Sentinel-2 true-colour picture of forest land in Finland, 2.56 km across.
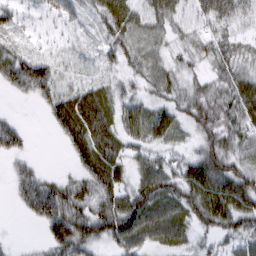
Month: March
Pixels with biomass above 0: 83%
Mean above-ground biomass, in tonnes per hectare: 50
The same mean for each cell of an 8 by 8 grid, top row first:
36 30 30 66 49 44 52 38
32 16 15 44 59 33 48 35
62 62 26 26 41 45 39 59
4 38 101 53 50 48 68 64
39 0 71 67 45 29 51 55
29 22 45 78 67 64 101 68
13 98 56 70 85 66 104 80
4 52 81 61 56 51 31 51
